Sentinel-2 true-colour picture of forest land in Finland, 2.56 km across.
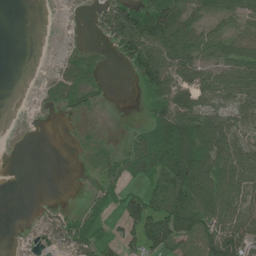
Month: July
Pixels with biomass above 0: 59%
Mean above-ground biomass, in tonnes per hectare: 44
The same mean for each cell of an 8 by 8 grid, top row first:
0 0 5 86 83 84 34 37
0 1 17 25 92 90 48 67
0 16 52 2 56 86 66 80
1 6 13 1 14 111 49 32
0 0 5 6 75 124 79 48
0 0 5 38 43 118 106 75
0 5 13 20 86 117 106 56
4 22 70 25 65 88 94 85
